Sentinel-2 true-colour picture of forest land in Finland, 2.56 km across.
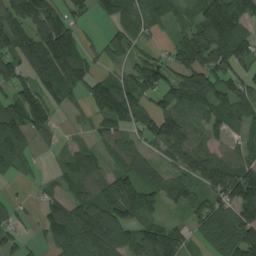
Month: August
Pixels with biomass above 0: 78%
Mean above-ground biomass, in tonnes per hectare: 87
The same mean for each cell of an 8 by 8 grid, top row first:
116 115 47 66 66 43 149 129
130 179 93 60 23 68 159 118
97 118 97 54 87 73 100 64
105 112 19 114 73 120 79 79
117 20 31 54 59 158 80 53
30 14 81 72 71 80 147 146
34 72 109 124 117 50 86 135
37 54 102 106 96 105 38 111
